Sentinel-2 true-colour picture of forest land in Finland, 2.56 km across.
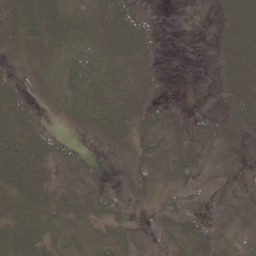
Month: May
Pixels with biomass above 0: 73%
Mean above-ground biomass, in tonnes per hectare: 21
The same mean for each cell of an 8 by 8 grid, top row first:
41 47 17 42 14 0 2 40
16 15 19 28 25 0 6 37
16 10 45 18 15 1 4 30
35 7 21 24 21 14 7 35
45 25 7 20 28 18 16 15
44 20 16 5 29 24 4 10
30 36 24 22 3 27 6 13
46 34 23 24 5 16 23 16
